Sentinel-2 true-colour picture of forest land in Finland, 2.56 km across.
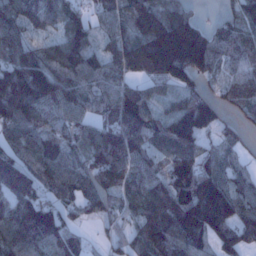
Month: January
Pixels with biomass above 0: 88%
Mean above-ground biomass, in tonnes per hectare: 98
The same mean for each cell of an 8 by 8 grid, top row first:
87 85 72 63 115 106 14 65
97 71 153 60 143 230 130 75
126 161 104 77 68 113 55 64
121 91 74 82 89 100 140 50
93 91 59 142 114 109 40 44
148 89 96 115 103 97 100 72
120 109 63 75 89 121 196 118
121 112 47 43 103 124 100 110
